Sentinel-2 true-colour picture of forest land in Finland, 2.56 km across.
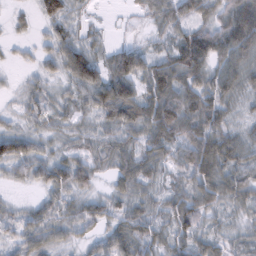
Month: February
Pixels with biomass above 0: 88%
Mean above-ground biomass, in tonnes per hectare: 46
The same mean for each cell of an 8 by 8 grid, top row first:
15 53 21 2 18 56 40 105
11 29 65 29 30 72 97 84
7 31 81 88 70 57 60 56
19 36 34 82 85 67 66 17
70 20 29 43 51 66 77 41
25 53 48 36 53 30 81 46
15 37 42 33 35 60 49 34
22 25 23 55 56 50 40 21
